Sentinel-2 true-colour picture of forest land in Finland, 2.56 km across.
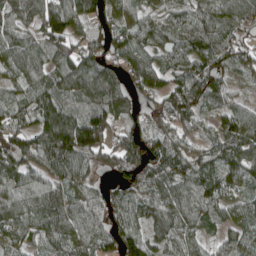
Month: April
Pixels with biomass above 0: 92%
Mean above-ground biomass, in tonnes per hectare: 91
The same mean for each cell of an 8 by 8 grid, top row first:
88 138 83 83 78 74 96 95
106 104 83 81 94 85 100 80
71 89 118 97 106 86 110 40
83 126 83 113 58 142 60 75
125 139 164 91 103 88 64 112
101 89 73 44 102 101 86 87
102 112 90 88 83 95 75 62
79 89 88 74 107 83 44 67
